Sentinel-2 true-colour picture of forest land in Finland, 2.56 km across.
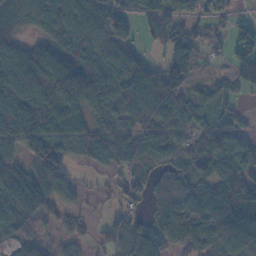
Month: November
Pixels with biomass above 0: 81%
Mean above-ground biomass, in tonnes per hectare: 83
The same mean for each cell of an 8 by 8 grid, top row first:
86 83 118 101 54 75 52 22
79 98 138 151 37 99 40 94
139 153 178 147 112 110 26 77
151 121 94 78 85 95 59 31
83 90 68 87 71 79 95 62
83 101 9 30 48 66 72 84
98 54 27 28 41 101 118 142
58 44 37 56 117 84 97 112
